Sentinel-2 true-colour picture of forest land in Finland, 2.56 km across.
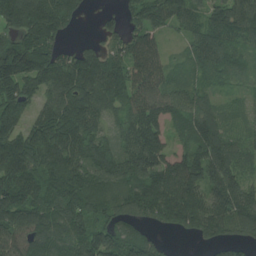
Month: July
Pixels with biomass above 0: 89%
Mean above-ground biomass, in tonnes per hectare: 124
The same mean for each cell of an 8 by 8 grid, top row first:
166 195 53 33 135 117 101 126
148 133 63 82 110 15 127 74
180 163 189 165 117 62 55 34
146 114 187 74 133 88 109 38
177 197 163 97 171 53 138 73
187 140 149 149 151 161 140 96
177 132 174 125 153 181 165 159
129 140 155 148 128 15 93 100
